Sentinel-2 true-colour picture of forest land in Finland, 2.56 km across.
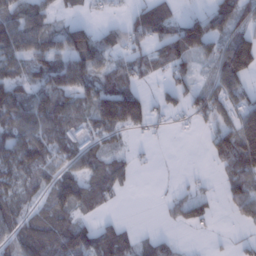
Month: January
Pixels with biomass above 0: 63%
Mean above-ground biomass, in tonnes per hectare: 55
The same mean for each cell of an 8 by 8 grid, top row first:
73 48 15 8 77 39 69 50
86 73 111 51 43 77 52 127
67 71 73 64 31 45 25 75
85 90 56 130 83 24 63 84
77 74 61 23 4 0 30 139
64 52 63 66 1 3 5 89
54 63 61 14 0 35 35 52
63 95 86 74 22 17 5 11
